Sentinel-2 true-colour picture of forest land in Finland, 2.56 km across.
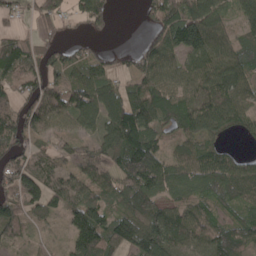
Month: April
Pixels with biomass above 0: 81%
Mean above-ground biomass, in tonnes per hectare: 88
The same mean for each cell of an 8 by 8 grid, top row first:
47 88 72 59 26 111 130 57
99 68 51 25 57 115 135 70
87 75 93 69 86 83 111 105
82 111 131 122 132 104 123 92
89 52 48 108 147 58 75 18
121 95 68 82 150 80 105 106
115 70 105 80 104 67 55 62
52 20 124 110 143 100 110 81
